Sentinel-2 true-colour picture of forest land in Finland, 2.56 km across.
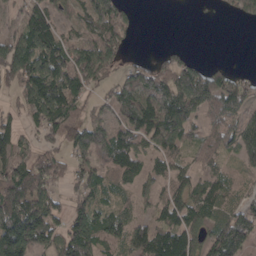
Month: April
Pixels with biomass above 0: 76%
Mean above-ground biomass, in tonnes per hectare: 88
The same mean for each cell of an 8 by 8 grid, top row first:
42 99 61 120 1 0 3 57
146 147 99 97 0 25 0 0
116 167 126 58 135 138 132 49
56 165 59 66 149 167 72 62
92 50 92 142 72 99 46 102
122 90 72 73 64 69 48 31
150 111 64 53 30 104 80 64
267 109 164 89 125 140 81 138
